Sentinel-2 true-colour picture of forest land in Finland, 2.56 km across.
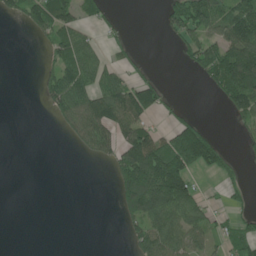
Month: June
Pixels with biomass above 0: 41%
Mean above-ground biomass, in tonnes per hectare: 56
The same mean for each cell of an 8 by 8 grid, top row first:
39 114 59 15 0 93 116 116
0 51 93 22 4 23 99 136
0 51 102 69 51 0 47 147
0 29 122 142 99 23 0 65
0 0 52 83 144 148 100 13
0 0 0 43 208 200 25 16
0 0 0 8 169 132 35 22
0 0 0 0 68 91 45 64
